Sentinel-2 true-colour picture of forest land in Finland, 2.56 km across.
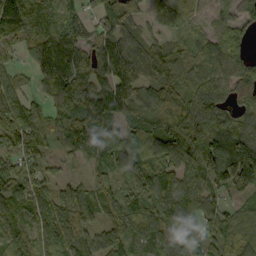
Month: September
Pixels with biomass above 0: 91%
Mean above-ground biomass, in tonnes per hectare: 86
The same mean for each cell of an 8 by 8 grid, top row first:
170 105 78 76 53 38 45 66
46 121 117 104 81 66 72 85
45 81 105 108 99 69 88 90
113 51 110 100 69 59 109 67
92 48 87 84 82 104 105 128
93 57 27 72 97 110 127 160
70 95 113 89 91 125 87 60
58 86 64 86 72 107 71 92
